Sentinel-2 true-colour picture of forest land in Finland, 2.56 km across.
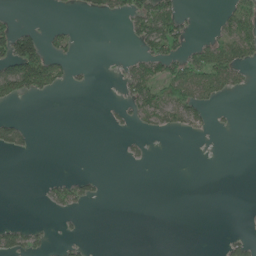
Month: June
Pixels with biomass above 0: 21%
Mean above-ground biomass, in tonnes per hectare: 20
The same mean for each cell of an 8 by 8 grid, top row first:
9 1 6 20 65 56 1 55
107 40 6 0 33 46 41 58
98 78 5 2 69 77 59 20
2 0 0 6 47 45 22 1
39 0 0 0 8 0 0 0
0 5 21 0 0 0 0 0
0 11 18 0 0 0 0 0
45 14 12 0 0 0 0 20
